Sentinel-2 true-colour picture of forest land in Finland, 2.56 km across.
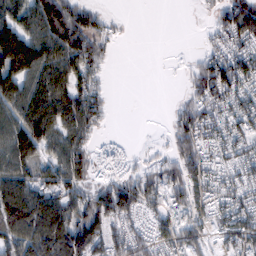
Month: February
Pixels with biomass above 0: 74%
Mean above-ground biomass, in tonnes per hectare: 81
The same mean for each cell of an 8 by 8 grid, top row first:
107 159 99 16 0 0 15 125
206 143 127 24 0 2 33 71
161 140 98 8 0 2 104 105
129 171 150 17 0 35 73 88
143 108 87 22 6 52 81 75
122 75 86 36 58 74 85 66
176 143 100 119 69 70 72 78
120 168 153 88 64 82 49 77
